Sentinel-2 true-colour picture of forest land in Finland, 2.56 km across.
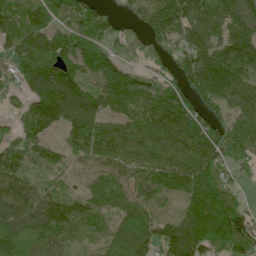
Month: June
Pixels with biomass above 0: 89%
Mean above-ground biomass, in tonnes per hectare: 103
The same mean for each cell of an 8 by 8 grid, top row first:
83 98 101 42 93 184 120 152
92 123 105 52 51 75 111 149
70 171 115 124 75 78 187 122
31 154 153 80 100 164 100 106
74 70 94 112 135 141 123 102
105 47 38 71 91 148 115 31
130 110 78 69 84 39 159 65
125 107 51 96 125 160 133 121
